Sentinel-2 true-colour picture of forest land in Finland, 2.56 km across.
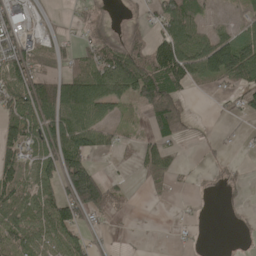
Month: May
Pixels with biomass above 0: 58%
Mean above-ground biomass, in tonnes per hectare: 63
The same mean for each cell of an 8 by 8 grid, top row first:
88 15 25 10 29 129 38 29
93 45 39 66 55 147 108 117
110 82 109 117 132 127 60 79
94 121 119 45 53 106 1 40
103 109 106 29 41 53 8 12
91 78 162 17 51 35 6 14
93 104 124 59 3 6 2 11
101 102 65 14 4 9 2 6
